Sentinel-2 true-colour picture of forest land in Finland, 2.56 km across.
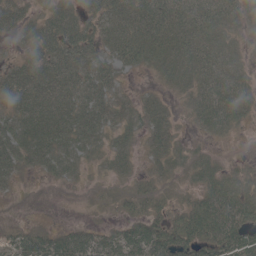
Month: May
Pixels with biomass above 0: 79%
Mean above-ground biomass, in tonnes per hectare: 34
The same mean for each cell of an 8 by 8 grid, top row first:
36 34 35 46 52 52 50 38
13 46 48 39 47 45 44 19
39 49 44 32 5 31 48 32
39 52 46 38 36 15 56 39
43 50 40 27 21 23 12 2
20 17 13 19 14 17 39 24
4 2 2 10 25 17 61 60
23 35 43 34 62 55 55 61
